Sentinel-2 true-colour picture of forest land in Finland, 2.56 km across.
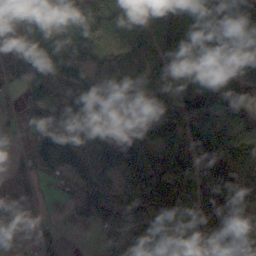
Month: November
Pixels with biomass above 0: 88%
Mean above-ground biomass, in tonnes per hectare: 112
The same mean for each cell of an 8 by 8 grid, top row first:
141 97 101 111 116 175 183 152
161 167 105 38 79 173 171 48
53 160 99 50 42 119 186 110
48 113 127 122 79 101 99 110
49 129 107 138 142 46 119 101
85 53 87 88 150 130 136 153
112 56 62 133 151 185 176 133
119 65 3 104 137 83 139 176
